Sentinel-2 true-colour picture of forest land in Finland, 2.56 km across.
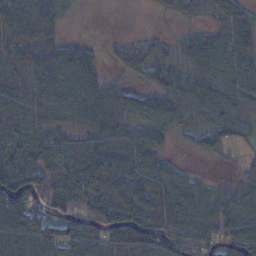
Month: November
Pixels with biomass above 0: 82%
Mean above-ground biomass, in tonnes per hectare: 69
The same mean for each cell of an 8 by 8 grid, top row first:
120 79 3 0 1 37 32 65
99 88 43 16 40 30 66 80
74 105 112 29 33 68 65 68
107 73 113 115 58 74 76 57
83 72 59 105 83 16 51 29
104 82 87 124 117 49 11 20
101 54 49 122 133 88 57 82
83 52 75 82 111 76 63 92
